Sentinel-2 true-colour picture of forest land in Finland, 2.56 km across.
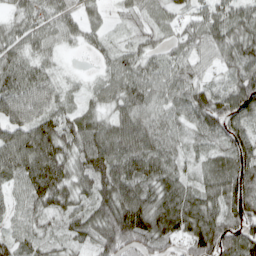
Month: April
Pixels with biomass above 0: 93%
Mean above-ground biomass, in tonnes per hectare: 68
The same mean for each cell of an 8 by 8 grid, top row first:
43 53 48 19 41 35 49 62
58 39 18 34 47 42 60 81
79 51 13 56 66 67 39 77
79 70 49 57 71 59 91 91
93 103 78 98 88 47 51 73
60 103 62 104 90 62 60 109
43 81 63 110 110 107 85 100
61 51 55 95 85 64 117 104
